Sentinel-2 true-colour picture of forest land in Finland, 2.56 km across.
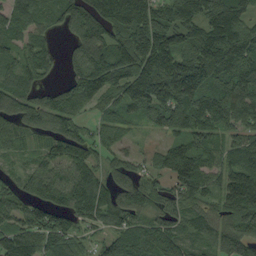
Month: September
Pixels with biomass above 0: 90%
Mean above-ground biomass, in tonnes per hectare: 102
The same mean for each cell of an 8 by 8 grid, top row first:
89 92 124 146 137 101 115 116
75 59 100 142 174 127 135 125
105 30 134 125 191 199 137 143
92 110 70 63 84 108 113 95
55 60 87 52 16 67 87 104
46 113 104 62 49 130 85 141
75 121 117 110 88 78 63 151
130 96 49 79 128 114 76 119
